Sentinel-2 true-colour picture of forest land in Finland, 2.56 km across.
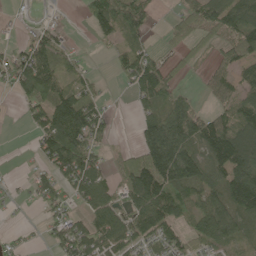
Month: May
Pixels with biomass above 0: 65%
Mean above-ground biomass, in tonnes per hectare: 58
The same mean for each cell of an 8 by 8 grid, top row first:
6 7 11 110 66 32 92 111
32 79 7 27 41 31 28 81
65 98 33 8 104 33 37 55
6 91 98 13 40 92 41 63
0 68 103 16 89 134 95 104
6 46 95 36 129 120 65 111
4 36 30 71 89 72 79 89
9 26 90 77 53 47 53 42
